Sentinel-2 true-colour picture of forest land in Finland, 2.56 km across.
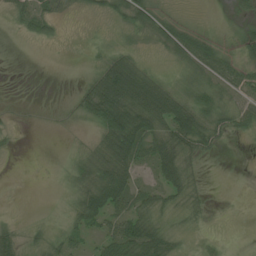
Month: June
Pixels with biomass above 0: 60%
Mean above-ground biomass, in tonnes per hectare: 31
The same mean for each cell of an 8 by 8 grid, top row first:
25 41 7 23 53 16 1 17
0 5 1 19 12 61 61 37
0 0 9 113 72 20 55 55
5 2 25 106 85 84 63 51
4 0 8 71 64 70 40 3
0 0 39 77 17 54 3 0
0 2 49 54 40 30 15 0
30 28 23 50 76 29 9 0
